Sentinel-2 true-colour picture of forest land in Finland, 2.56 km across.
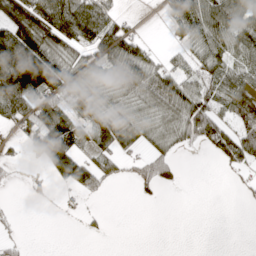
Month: April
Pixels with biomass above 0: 56%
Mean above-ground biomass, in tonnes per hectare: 55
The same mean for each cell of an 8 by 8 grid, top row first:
123 139 136 61 3 82 104 98
144 107 72 99 47 23 76 80
151 128 71 68 89 65 62 72
96 89 73 63 49 74 75 97
18 160 63 78 41 39 48 90
8 28 102 30 45 16 0 15
5 3 7 0 1 0 0 2
16 0 2 1 0 0 0 0
